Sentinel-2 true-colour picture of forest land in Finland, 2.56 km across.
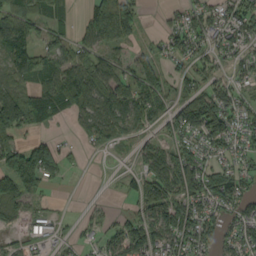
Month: September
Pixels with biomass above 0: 65%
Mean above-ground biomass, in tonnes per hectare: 58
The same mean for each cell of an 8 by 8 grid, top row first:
106 76 25 142 26 26 64 71
88 58 51 53 22 50 46 48
55 73 102 72 76 32 53 38
123 76 67 99 70 58 113 54
56 57 15 37 31 47 56 37
117 80 2 2 65 107 72 51
48 17 3 9 61 86 64 55
13 33 26 45 100 66 59 66
